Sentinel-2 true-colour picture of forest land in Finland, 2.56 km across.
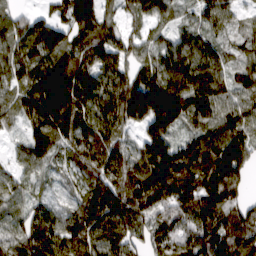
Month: March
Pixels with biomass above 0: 94%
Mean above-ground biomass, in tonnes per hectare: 105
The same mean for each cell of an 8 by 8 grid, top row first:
57 43 151 57 79 51 76 37
96 143 120 109 67 96 77 55
91 189 133 110 102 130 124 75
82 186 144 134 194 172 111 98
32 118 123 106 102 99 111 126
56 45 76 111 151 175 153 101
66 67 102 148 123 115 138 87
85 129 107 113 65 89 112 129
